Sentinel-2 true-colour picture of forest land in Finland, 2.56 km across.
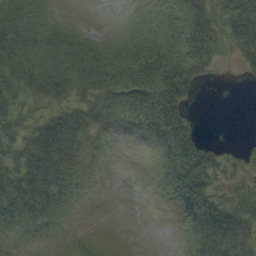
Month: September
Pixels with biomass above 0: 72%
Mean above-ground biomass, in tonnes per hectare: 38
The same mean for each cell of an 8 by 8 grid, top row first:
53 23 2 0 14 48 58 78
72 46 34 21 51 68 68 61
71 69 47 44 60 77 17 5
60 36 38 34 54 48 0 0
61 80 37 8 10 73 22 7
84 83 26 1 2 59 54 22
70 52 5 0 0 20 72 49
26 18 9 2 0 7 68 54
